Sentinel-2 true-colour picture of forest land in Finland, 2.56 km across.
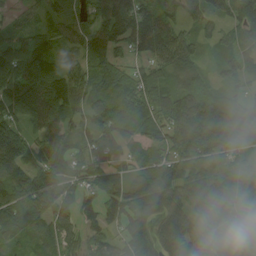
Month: August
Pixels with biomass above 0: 89%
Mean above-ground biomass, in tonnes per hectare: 89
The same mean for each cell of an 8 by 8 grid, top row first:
31 58 68 130 99 71 69 84
96 91 68 79 82 149 30 76
127 130 81 102 89 65 42 54
111 118 65 99 109 127 120 119
157 102 49 87 68 95 123 95
143 93 64 82 89 113 69 70
95 100 78 87 107 81 65 87
54 58 54 73 91 111 135 89
